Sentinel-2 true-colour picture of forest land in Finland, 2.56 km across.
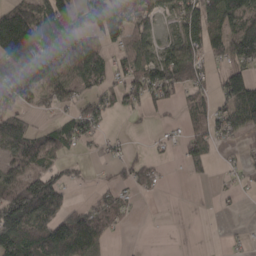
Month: March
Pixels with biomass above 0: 60%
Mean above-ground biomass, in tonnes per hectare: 69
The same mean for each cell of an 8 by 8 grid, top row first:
126 117 84 93 56 60 111 130
189 141 128 42 63 73 81 124
122 117 81 54 86 128 50 117
48 25 73 52 39 23 77 116
104 88 43 14 6 23 63 19
79 97 15 18 45 1 20 16
194 155 49 73 2 0 4 6
140 174 141 19 0 0 5 8
